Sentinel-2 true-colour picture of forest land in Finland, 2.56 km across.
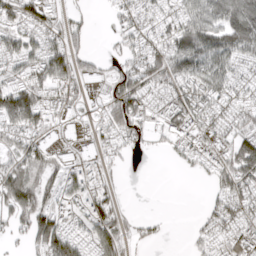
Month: April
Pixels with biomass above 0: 71%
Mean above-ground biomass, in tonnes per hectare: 67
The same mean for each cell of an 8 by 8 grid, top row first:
79 63 21 28 53 63 106 169
74 80 33 15 60 118 132 116
61 115 69 64 82 98 114 45
159 64 32 73 71 101 73 53
60 82 81 36 27 52 57 110
114 64 66 21 0 3 32 113
120 74 49 60 0 0 34 59
28 144 70 90 22 1 44 78
